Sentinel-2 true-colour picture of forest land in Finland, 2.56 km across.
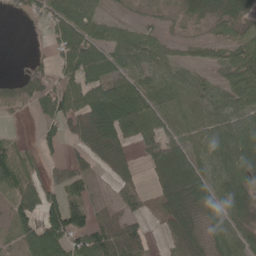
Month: May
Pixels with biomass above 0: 73%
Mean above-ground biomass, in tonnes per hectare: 55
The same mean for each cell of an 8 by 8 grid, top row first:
13 52 75 20 16 20 55 53
0 19 90 69 62 28 29 53
29 47 80 66 58 57 34 69
12 48 92 106 88 70 56 71
30 37 68 108 41 66 67 90
69 35 52 46 19 76 64 84
52 98 66 42 22 68 54 44
34 94 60 106 68 44 42 62
